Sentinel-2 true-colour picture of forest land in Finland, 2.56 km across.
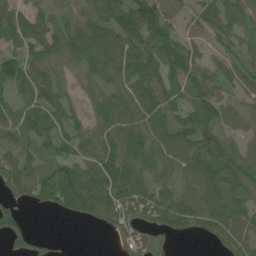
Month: June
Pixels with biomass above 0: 83%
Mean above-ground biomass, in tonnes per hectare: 76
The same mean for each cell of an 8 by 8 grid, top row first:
68 52 62 87 131 53 71 73
66 92 83 99 107 95 47 48
88 86 34 60 98 77 88 73
73 109 37 95 91 79 104 50
84 93 72 86 89 106 79 33
86 98 112 128 88 73 91 88
43 48 98 99 94 106 98 80
43 17 0 24 64 17 35 88
